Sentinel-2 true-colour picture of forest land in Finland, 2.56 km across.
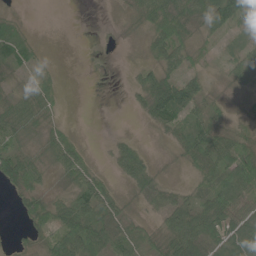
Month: June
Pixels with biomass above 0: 70%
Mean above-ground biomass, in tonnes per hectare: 34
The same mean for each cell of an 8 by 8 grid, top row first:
13 0 0 2 39 68 77 58
56 3 0 2 13 53 11 24
13 23 0 0 36 54 23 22
47 26 0 0 25 69 30 8
28 33 29 16 10 24 68 47
62 20 50 19 46 2 46 82
10 49 71 44 16 49 62 62
6 40 91 47 25 67 83 68
